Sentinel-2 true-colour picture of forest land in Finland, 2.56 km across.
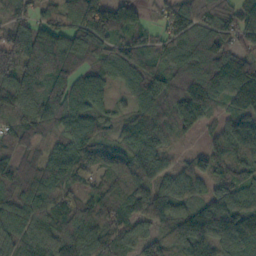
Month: October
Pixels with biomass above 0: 93%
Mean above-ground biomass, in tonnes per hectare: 99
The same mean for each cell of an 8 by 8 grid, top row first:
64 69 125 138 51 118 101 120
108 137 111 92 79 87 101 82
127 122 93 65 106 101 184 105
130 122 106 40 81 121 87 53
86 49 112 64 118 31 48 150
87 107 87 94 107 76 86 96
90 102 93 105 88 100 130 112
87 90 134 106 89 102 135 137
